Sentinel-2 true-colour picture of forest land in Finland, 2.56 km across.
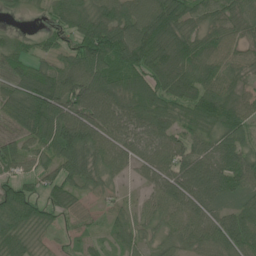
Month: June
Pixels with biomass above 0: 91%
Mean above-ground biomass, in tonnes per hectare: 75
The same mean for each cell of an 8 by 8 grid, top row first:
13 28 85 96 121 107 55 59
49 38 99 137 139 116 72 54
80 113 108 84 95 81 92 55
81 144 110 95 105 73 104 81
52 81 134 81 67 70 61 73
51 55 71 48 43 91 106 89
106 54 32 25 37 81 74 63
67 21 28 28 36 51 70 82
